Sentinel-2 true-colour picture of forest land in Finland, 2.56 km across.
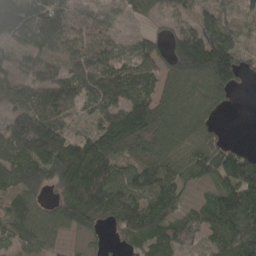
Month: April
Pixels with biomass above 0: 84%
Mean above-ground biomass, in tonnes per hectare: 86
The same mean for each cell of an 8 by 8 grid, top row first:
151 163 62 29 48 64 73 51
53 65 90 54 66 93 180 76
56 78 96 126 93 80 111 60
78 129 56 84 110 83 57 3
155 178 96 103 70 77 65 20
113 103 171 120 99 87 81 166
77 54 139 94 105 62 61 162
53 62 28 18 76 65 31 122
